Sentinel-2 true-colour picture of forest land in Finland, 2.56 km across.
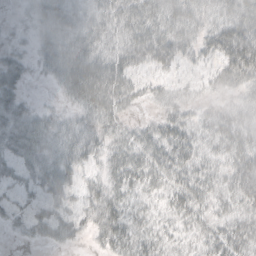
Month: October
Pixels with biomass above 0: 80%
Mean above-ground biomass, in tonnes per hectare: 29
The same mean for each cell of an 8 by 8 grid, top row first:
4 34 36 36 44 36 28 41
13 31 45 32 45 39 30 54
28 12 58 50 17 13 15 39
36 15 24 35 7 26 16 26
34 28 37 31 34 42 24 38
22 35 21 29 35 31 30 40
19 24 20 37 18 26 27 30
5 20 12 37 24 19 26 43
